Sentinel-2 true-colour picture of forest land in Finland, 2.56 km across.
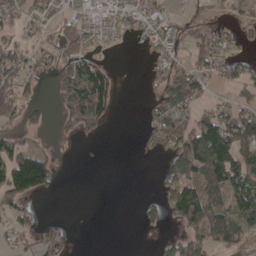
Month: April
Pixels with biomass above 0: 50%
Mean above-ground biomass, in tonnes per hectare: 48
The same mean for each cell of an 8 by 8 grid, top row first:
39 33 24 31 45 13 15 21
45 28 57 7 18 38 61 21
68 28 151 51 10 87 46 47
79 23 148 39 15 93 47 62
48 12 12 0 9 69 192 123
121 64 0 0 0 72 106 95
53 0 0 0 23 97 122 81
27 32 0 0 1 48 89 59
